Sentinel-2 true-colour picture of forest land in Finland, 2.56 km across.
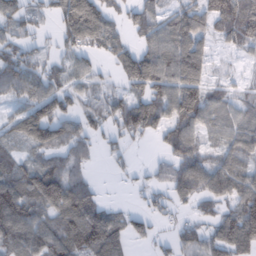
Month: February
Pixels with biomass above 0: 72%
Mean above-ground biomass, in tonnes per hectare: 62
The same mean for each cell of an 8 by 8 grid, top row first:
71 26 128 46 58 56 73 92
58 18 73 63 54 103 38 30
86 66 49 25 113 90 51 16
52 101 59 63 111 78 73 42
46 94 56 25 13 71 31 64
84 117 29 8 12 62 76 69
129 87 93 31 22 24 22 81
85 91 86 93 26 33 53 100
